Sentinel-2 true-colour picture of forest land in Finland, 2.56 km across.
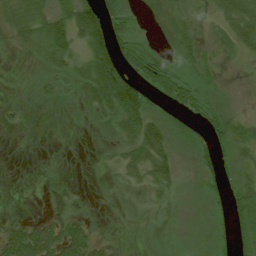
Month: July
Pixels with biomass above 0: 68%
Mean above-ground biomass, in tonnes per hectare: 26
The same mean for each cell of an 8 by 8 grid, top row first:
36 35 58 49 7 18 14 35
12 44 31 71 38 19 13 22
1 18 39 109 53 58 18 3
7 1 14 36 48 34 37 17
1 1 2 11 51 23 40 28
0 2 2 7 26 20 25 22
0 33 14 6 14 10 21 36
58 64 56 8 10 11 17 30
